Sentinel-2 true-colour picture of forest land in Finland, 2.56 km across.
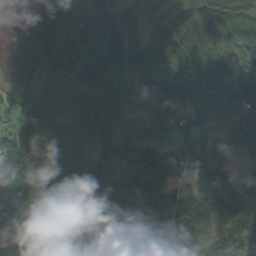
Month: September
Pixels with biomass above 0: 92%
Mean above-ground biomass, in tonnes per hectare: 101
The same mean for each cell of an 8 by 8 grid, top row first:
3 122 71 90 54 64 112 79
66 134 130 101 101 118 134 107
83 93 119 110 113 92 122 198
41 80 88 131 105 96 63 117
83 56 96 117 62 71 76 97
132 127 112 91 180 81 90 65
98 99 109 86 63 120 125 186
109 96 97 102 140 82 128 131
